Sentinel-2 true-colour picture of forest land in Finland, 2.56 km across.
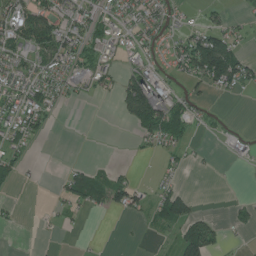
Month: July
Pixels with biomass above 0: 43%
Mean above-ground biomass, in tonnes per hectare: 34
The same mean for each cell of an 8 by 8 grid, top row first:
77 76 54 48 43 26 18 12
60 85 65 39 45 40 124 40
43 57 49 33 79 21 73 75
57 32 0 6 116 75 14 0
37 3 0 0 19 42 2 10
27 1 49 27 2 16 2 0
8 6 34 43 29 93 2 19
1 3 2 0 3 40 84 4
